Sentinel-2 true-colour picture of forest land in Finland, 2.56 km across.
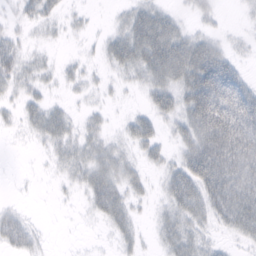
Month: February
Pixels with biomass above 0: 61%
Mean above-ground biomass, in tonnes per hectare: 30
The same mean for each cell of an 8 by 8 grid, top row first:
15 21 7 6 42 19 13 5
25 8 4 31 64 67 40 8
33 13 15 10 29 50 86 38
17 38 9 6 19 39 111 85
2 22 30 19 34 21 81 90
1 4 26 42 19 45 80 58
12 0 5 48 8 39 46 64
47 5 1 10 10 40 18 17
